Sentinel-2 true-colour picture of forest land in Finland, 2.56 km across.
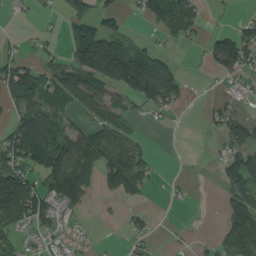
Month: August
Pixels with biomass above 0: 52%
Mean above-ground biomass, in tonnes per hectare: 57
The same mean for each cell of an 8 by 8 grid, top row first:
10 6 83 39 49 112 11 14
16 19 148 123 56 18 35 95
105 84 105 105 155 56 2 34
57 84 37 65 29 19 22 27
112 148 87 109 26 1 4 69
107 110 108 97 68 5 3 90
167 82 41 5 15 4 1 115
37 27 17 2 20 6 8 135
